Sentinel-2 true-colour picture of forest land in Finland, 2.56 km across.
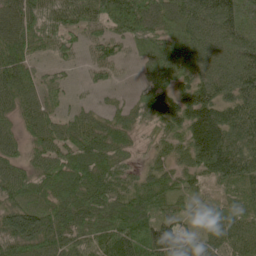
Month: May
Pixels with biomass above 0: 90%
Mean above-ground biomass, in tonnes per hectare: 81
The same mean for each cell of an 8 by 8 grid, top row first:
80 83 69 109 126 96 132 122
84 43 35 54 67 86 112 111
92 28 9 22 41 94 109 124
54 45 29 31 73 148 159 127
42 57 85 77 24 64 186 107
69 75 98 79 48 67 81 109
76 68 88 88 87 48 52 65
98 92 76 109 119 108 64 79
